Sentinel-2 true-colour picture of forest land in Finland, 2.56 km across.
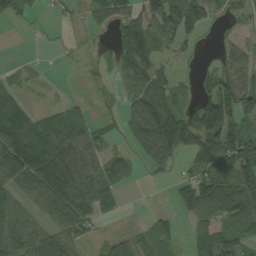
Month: September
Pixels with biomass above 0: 68%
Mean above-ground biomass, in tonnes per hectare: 63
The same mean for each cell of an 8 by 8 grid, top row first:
44 10 20 73 88 129 70 46
0 3 13 34 97 37 5 62
30 10 7 19 75 37 53 88
90 37 26 13 99 67 184 115
120 98 77 24 69 88 126 155
84 119 100 71 9 24 102 109
48 58 93 34 4 26 76 112
80 98 54 56 52 31 91 70
